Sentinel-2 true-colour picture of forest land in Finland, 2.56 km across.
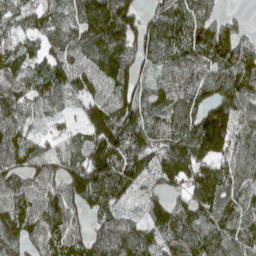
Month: April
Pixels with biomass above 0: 91%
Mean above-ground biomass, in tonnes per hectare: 120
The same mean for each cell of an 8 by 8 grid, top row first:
87 85 120 189 86 100 106 26
90 84 123 156 116 91 165 148
132 119 115 153 70 89 114 152
103 76 57 162 115 126 146 107
136 77 85 220 110 160 187 112
117 121 205 211 89 154 191 123
114 119 99 115 60 103 155 102
134 98 85 149 116 120 134 94
